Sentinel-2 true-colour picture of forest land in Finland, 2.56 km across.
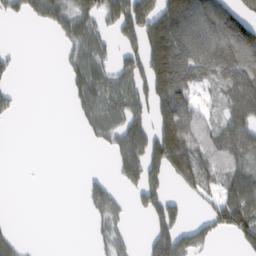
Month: February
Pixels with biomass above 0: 50%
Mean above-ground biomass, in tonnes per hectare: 59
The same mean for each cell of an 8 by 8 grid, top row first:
29 67 72 59 99 109 132 95
10 0 61 35 85 149 133 148
14 0 58 60 85 180 76 123
18 0 35 63 49 146 43 94
0 0 3 44 86 142 94 95
0 0 6 22 85 62 80 87
0 0 7 65 41 48 44 145
31 0 0 49 14 103 40 45
